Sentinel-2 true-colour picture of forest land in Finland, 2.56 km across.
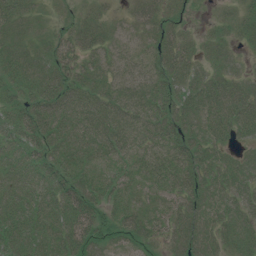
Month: July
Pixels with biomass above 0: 92%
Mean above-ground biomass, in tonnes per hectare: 40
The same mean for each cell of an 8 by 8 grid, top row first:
47 9 19 16 47 18 5 27
40 25 44 31 27 47 24 18
52 53 47 41 43 49 48 34
38 60 59 55 46 56 51 60
39 52 49 46 36 41 44 23
38 42 45 30 31 39 42 39
48 49 61 31 28 42 45 39
55 46 59 27 38 51 48 43
